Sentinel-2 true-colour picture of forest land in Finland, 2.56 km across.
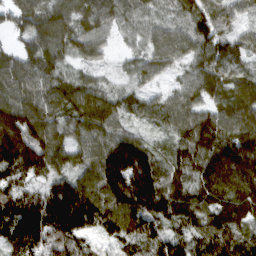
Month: March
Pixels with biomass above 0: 96%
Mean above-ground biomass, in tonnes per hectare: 111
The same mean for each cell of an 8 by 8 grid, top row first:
114 135 110 107 74 80 112 56
73 123 101 33 75 101 123 92
116 102 62 34 60 51 144 106
156 106 103 87 74 96 95 123
177 139 76 136 95 83 150 182
82 90 91 192 238 102 125 167
129 166 189 129 175 105 97 97
103 164 108 64 108 97 118 97
